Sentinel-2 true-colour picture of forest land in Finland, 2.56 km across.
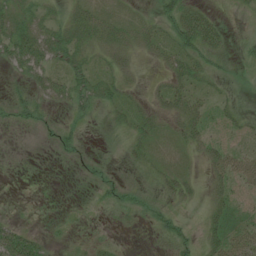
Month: July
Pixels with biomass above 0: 61%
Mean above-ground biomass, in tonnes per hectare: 20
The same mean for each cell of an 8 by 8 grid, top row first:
41 26 31 18 9 45 32 3
56 48 32 29 20 40 41 6
13 37 31 25 5 26 20 4
17 11 23 20 21 27 24 15
0 2 12 4 23 14 30 21
0 0 4 6 11 26 19 43
1 1 3 10 16 15 19 32
66 16 7 8 1 24 25 38
